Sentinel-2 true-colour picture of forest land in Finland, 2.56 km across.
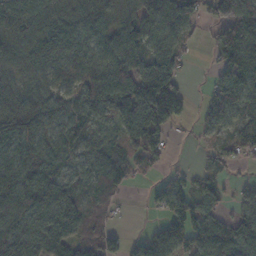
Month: November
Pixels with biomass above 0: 82%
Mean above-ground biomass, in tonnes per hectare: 75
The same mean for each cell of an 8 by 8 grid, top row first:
80 71 80 66 104 106 56 188
75 93 72 88 67 54 22 157
65 70 74 112 133 81 21 122
94 84 82 79 154 120 62 78
110 81 58 45 102 6 24 61
87 79 50 73 21 29 33 14
101 114 72 33 9 78 60 59
114 95 74 56 47 76 79 77
